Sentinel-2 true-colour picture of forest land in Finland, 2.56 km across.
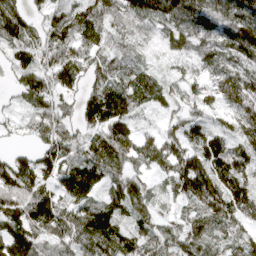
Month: April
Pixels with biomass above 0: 92%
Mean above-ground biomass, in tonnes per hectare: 88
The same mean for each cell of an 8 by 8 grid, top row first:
112 67 91 86 100 108 122 127
79 111 106 76 39 62 61 132
44 87 73 91 70 48 55 100
26 96 77 136 44 47 55 101
17 89 79 135 79 91 97 81
153 87 136 85 53 125 159 99
140 111 83 59 71 41 137 98
115 66 100 93 76 73 93 66
